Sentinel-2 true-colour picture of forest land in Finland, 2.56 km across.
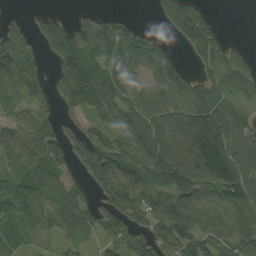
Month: September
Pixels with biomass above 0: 78%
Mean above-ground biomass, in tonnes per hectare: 90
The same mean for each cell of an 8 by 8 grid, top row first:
17 31 25 33 2 100 51 0
115 62 132 134 114 24 121 28
101 49 164 134 71 85 73 82
47 33 76 94 110 97 162 77
83 104 107 98 138 116 217 124
78 109 50 156 93 146 147 135
114 81 97 98 77 155 94 125
53 22 41 76 69 100 87 113
